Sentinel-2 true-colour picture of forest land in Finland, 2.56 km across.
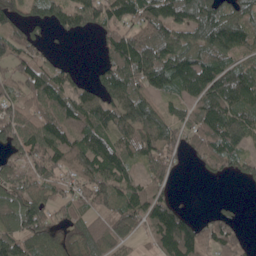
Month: May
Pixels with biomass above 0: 76%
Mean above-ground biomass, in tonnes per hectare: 86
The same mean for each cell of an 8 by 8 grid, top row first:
57 72 87 89 123 108 128 83
68 23 0 90 164 120 110 90
71 91 27 97 108 128 149 128
79 88 95 98 113 53 142 120
90 109 107 107 102 70 114 93
85 93 108 139 60 27 21 30
95 65 60 70 121 61 9 6
98 83 70 77 38 179 70 39
